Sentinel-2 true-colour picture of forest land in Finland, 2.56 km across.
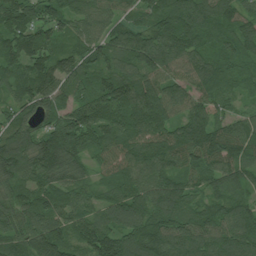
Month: July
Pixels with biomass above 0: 98%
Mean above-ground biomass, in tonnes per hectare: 110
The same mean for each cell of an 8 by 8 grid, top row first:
130 104 86 71 70 137 126 100
125 109 95 112 144 134 92 90
106 145 107 142 142 97 125 64
82 108 121 129 144 86 101 48
142 153 110 100 116 125 147 102
114 102 70 80 110 92 89 82
92 105 90 111 126 138 98 95
94 160 98 127 155 123 115 107
